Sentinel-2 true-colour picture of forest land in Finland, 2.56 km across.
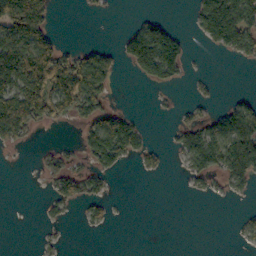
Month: October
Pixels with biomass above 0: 37%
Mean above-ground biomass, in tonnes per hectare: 56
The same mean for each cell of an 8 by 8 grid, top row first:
218 92 5 3 19 1 123 127
180 120 30 22 160 107 25 88
173 196 161 51 48 43 9 0
195 104 85 66 4 19 31 98
43 8 42 142 44 36 123 128
0 47 71 31 15 2 58 80
0 18 28 18 0 0 0 4
0 8 0 0 0 0 0 13
